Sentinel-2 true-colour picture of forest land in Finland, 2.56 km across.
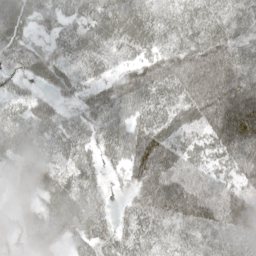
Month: May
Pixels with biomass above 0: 95%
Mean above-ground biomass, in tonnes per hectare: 70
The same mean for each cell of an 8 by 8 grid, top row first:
71 60 67 112 81 57 62 60
71 50 79 68 66 61 90 71
37 45 54 50 79 87 135 104
51 62 51 75 63 61 98 146
70 61 60 68 95 67 69 134
45 56 66 20 88 81 59 73
31 65 66 25 74 106 97 110
39 69 51 56 63 66 54 53
